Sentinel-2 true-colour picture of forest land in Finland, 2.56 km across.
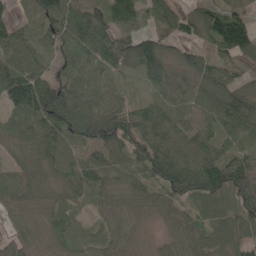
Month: May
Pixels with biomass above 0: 92%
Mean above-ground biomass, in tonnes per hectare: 72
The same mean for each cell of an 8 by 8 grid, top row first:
33 102 118 105 89 76 90 73
88 65 112 122 124 48 55 119
137 76 83 57 63 65 90 58
80 117 111 87 52 53 66 101
45 74 70 87 79 62 61 53
61 53 82 62 68 100 93 95
50 44 38 55 42 50 53 91
38 41 54 56 7 49 50 56
